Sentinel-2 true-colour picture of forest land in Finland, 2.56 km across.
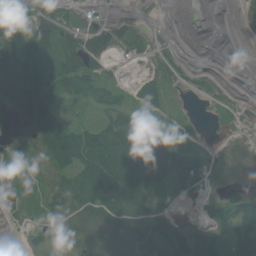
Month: July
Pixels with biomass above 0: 69%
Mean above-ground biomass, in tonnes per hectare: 41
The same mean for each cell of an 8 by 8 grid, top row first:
28 35 8 15 2 0 1 1
66 61 79 46 10 6 0 1
110 98 71 20 24 18 8 0
56 72 9 58 65 10 3 5
8 69 90 106 160 50 5 1
15 14 52 86 88 86 27 1
11 38 64 78 64 13 17 67
2 34 41 84 96 54 46 79
